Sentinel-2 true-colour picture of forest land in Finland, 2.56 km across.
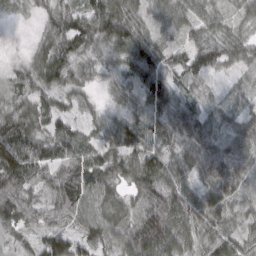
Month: March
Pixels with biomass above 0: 92%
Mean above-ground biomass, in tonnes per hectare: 58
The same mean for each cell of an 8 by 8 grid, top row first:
18 52 73 107 42 55 35 28
3 52 66 57 83 33 82 50
28 65 41 28 96 51 34 15
58 61 38 19 46 84 40 33
127 67 66 47 42 53 67 55
107 54 72 66 62 65 60 50
128 62 85 67 69 88 78 29
35 26 39 63 100 83 66 55
